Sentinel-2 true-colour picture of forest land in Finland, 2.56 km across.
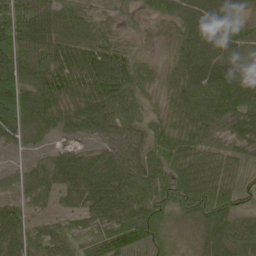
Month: May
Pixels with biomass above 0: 92%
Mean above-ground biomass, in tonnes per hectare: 65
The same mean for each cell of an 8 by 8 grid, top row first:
101 77 57 31 24 59 84 50
91 83 74 66 25 51 92 59
83 87 87 100 55 54 71 78
67 67 78 86 45 48 78 82
35 22 36 66 68 72 61 58
25 58 88 91 75 76 74 36
59 23 66 91 85 64 85 44
75 68 66 111 77 27 47 58
